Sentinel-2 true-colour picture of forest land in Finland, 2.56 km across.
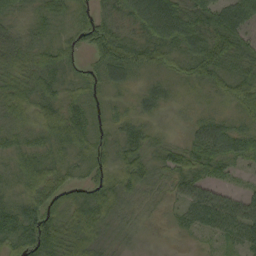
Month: September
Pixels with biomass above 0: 94%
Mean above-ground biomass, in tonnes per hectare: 48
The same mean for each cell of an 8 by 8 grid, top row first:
31 44 28 45 85 88 58 77
71 46 35 75 55 55 80 57
64 60 28 39 20 22 51 59
47 55 49 24 28 12 21 34
41 49 53 36 49 30 87 62
47 79 20 46 60 47 39 15
53 70 65 58 25 24 73 62
55 92 77 27 12 9 19 55
